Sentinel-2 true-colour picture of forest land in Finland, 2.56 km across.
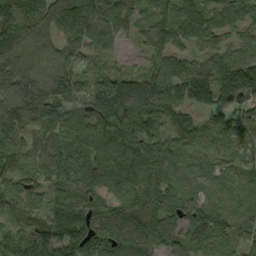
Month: September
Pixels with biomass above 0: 95%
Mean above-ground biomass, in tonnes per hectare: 93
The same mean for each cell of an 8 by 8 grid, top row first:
165 134 130 100 60 103 92 94
98 53 82 44 34 71 62 62
122 82 73 132 140 122 133 136
111 87 67 163 144 92 81 60
66 84 92 118 118 96 67 76
83 93 93 104 99 53 45 51
65 78 109 71 112 73 78 34
80 162 143 115 109 81 101 54
